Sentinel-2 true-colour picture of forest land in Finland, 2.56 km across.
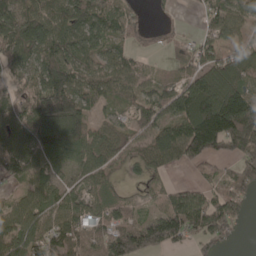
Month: April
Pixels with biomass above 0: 80%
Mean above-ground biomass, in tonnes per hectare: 96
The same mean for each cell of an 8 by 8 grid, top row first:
106 108 104 92 28 12 58 85
127 121 89 71 25 30 69 68
81 163 95 94 63 54 128 106
105 202 114 36 86 116 212 232
120 148 113 71 73 127 197 158
83 85 48 48 42 9 31 102
84 105 93 63 28 123 129 79
134 127 106 146 176 112 104 20
